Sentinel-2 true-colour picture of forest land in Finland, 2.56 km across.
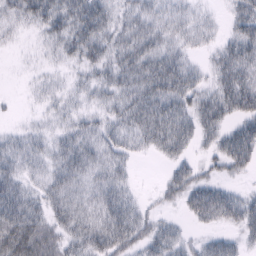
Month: February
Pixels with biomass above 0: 78%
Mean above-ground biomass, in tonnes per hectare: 37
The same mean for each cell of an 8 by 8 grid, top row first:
34 60 69 42 43 28 12 47
6 19 51 45 56 34 19 52
1 11 16 40 63 72 26 59
3 13 19 32 62 57 57 50
23 21 41 32 31 56 23 68
34 28 33 34 0 36 20 15
68 39 36 50 20 15 69 50
54 37 44 59 43 30 21 23
